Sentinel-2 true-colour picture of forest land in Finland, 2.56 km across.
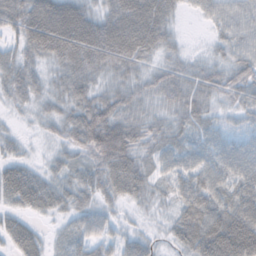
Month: October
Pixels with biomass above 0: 91%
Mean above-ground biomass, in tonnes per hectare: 49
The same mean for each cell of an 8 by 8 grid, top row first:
63 64 66 70 102 26 31 45
36 77 95 96 81 24 17 48
49 31 61 38 36 46 50 57
13 28 62 70 39 40 39 35
19 14 51 113 40 43 43 38
54 31 37 47 35 44 62 62
33 37 36 22 16 31 70 86
44 20 45 34 32 25 100 126
